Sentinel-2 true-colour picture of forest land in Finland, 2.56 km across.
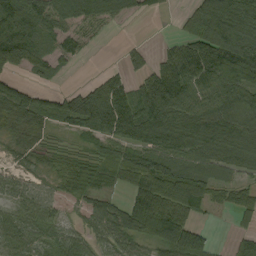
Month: September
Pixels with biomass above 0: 78%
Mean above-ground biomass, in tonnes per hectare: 67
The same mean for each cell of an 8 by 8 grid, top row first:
156 92 73 48 17 17 144 99
148 43 38 0 18 53 152 131
40 22 4 56 64 116 98 84
96 69 91 126 108 91 72 57
36 26 19 54 81 71 76 70
31 25 57 36 107 109 52 28
55 48 29 51 123 115 31 51
80 59 53 61 58 96 36 37
